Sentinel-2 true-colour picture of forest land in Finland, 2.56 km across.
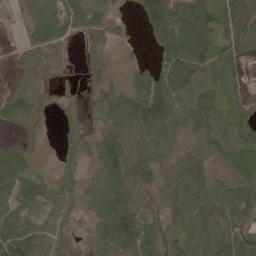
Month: May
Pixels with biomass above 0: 82%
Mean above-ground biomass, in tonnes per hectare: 58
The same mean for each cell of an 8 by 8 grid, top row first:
7 50 73 46 67 89 86 79
15 66 19 19 11 88 79 50
15 11 5 25 67 98 67 29
53 11 9 67 104 63 78 45
34 7 35 82 55 44 70 87
83 25 36 88 97 81 63 67
71 37 32 112 73 61 57 81
117 44 28 101 85 73 68 99
